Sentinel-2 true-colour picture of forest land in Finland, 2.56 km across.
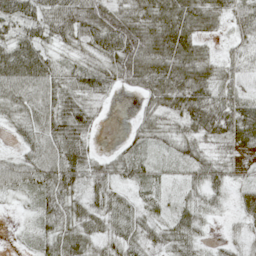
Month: May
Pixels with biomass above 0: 87%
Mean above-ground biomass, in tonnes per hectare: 41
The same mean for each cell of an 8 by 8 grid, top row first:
52 51 65 62 50 67 49 36
61 36 29 67 70 78 18 35
72 55 39 42 59 68 52 36
37 55 57 2 23 46 73 62
16 50 51 5 27 33 30 48
48 54 43 37 25 14 41 18
8 47 37 38 23 22 22 38
5 37 53 27 28 40 12 17
